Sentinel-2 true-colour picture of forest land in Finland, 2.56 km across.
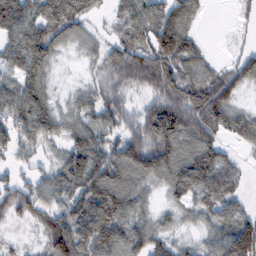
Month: February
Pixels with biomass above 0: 82%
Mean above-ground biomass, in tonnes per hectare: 86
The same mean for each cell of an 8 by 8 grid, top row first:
141 118 99 39 83 115 9 17
114 112 36 59 107 163 21 20
83 58 17 57 96 111 95 82
108 98 68 88 74 141 131 53
85 53 98 73 131 125 97 39
42 53 150 132 101 114 120 48
86 70 106 159 55 55 78 50
9 109 123 127 106 42 57 197
